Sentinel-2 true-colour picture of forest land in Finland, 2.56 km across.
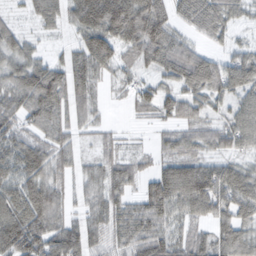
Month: February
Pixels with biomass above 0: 88%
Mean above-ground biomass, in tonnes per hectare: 68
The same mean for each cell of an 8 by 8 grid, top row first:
17 66 89 133 140 49 80 41
58 21 77 97 98 68 33 35
69 109 82 31 41 71 98 83
67 85 62 5 27 60 49 64
69 59 40 26 7 50 48 62
87 72 49 58 43 94 104 80
101 104 40 66 72 72 91 86
120 104 102 53 81 67 60 78
